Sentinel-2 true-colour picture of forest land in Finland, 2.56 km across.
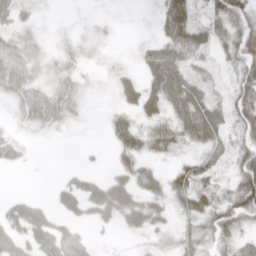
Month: March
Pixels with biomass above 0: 70%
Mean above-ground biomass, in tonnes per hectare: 33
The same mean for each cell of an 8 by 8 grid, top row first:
38 5 5 6 4 70 29 49
38 14 16 6 21 55 35 63
69 23 19 14 32 66 37 62
19 60 16 12 33 52 55 73
21 2 4 20 35 34 42 43
0 0 23 29 35 25 34 57
32 22 35 74 67 28 36 66
44 52 30 4 16 26 42 40
